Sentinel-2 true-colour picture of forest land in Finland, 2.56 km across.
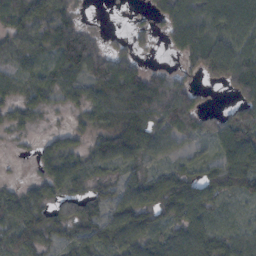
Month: October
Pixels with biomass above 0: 79%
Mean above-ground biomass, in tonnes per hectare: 50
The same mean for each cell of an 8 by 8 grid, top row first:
59 72 20 1 6 65 69 89
53 47 95 29 11 34 77 69
40 45 51 101 68 40 25 73
30 17 27 61 64 86 20 52
5 28 27 71 58 41 32 101
4 48 56 25 44 56 49 89
68 45 52 51 71 73 51 14
46 30 53 62 62 75 66 42
